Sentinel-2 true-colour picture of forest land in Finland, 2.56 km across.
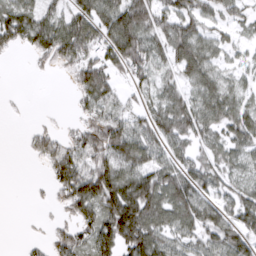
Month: March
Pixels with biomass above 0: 71%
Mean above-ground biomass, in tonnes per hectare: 55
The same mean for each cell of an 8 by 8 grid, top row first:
86 58 88 92 85 71 42 27
30 74 93 87 82 82 56 22
0 3 56 51 39 42 66 26
2 3 25 47 43 74 73 61
0 50 60 89 76 52 43 56
0 26 96 94 80 70 48 35
0 8 74 113 126 79 29 68
1 25 52 90 105 42 49 69
